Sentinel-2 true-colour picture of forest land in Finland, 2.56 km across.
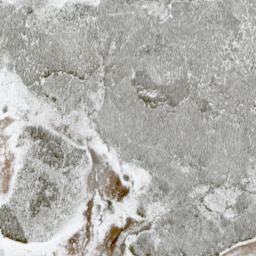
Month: May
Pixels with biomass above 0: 82%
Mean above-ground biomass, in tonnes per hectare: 42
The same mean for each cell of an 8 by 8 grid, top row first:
45 27 38 54 48 52 61 59
51 49 44 54 66 61 62 53
21 42 34 51 57 64 56 60
6 11 16 54 62 59 65 59
12 63 16 41 69 67 66 64
16 45 18 4 25 58 56 39
41 46 8 13 16 38 22 45
34 10 0 0 45 52 64 49
